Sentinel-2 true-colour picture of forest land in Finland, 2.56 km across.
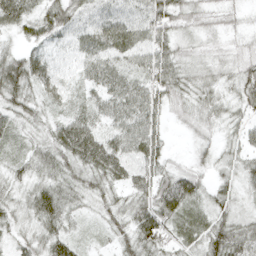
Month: April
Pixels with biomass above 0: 94%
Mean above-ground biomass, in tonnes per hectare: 38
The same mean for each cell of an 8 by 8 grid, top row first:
56 48 31 33 41 49 30 18
24 31 30 48 40 34 23 23
64 50 23 39 41 50 37 50
40 30 34 31 40 23 38 29
19 40 81 41 56 3 23 30
29 38 46 48 41 46 25 38
35 59 26 35 51 65 39 31
26 45 24 25 61 36 58 58
